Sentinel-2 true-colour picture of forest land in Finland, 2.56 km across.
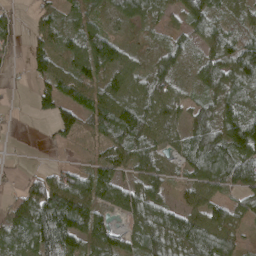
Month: April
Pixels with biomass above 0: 81%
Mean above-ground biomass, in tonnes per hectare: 70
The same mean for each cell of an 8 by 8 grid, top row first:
35 44 54 35 62 47 76 37
33 71 90 83 14 46 56 91
5 68 80 68 67 38 69 83
6 51 81 99 101 62 68 89
2 15 20 69 72 42 127 131
20 66 78 69 73 30 114 125
72 154 134 59 108 62 82 51
84 117 94 92 96 111 129 44
